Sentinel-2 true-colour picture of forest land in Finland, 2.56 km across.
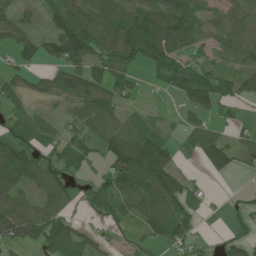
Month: June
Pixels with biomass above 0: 75%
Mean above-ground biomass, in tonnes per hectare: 61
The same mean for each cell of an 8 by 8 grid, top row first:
59 38 88 85 97 111 48 68
69 49 112 99 129 86 41 80
47 51 83 70 15 80 72 62
46 27 62 59 20 15 47 19
84 55 62 91 96 33 77 43
92 68 36 89 118 76 24 23
94 61 24 61 76 85 16 21
66 75 58 15 18 61 10 39
